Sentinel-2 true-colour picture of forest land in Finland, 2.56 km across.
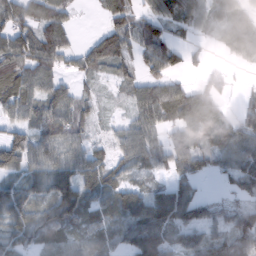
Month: February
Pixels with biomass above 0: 81%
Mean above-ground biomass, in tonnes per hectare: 62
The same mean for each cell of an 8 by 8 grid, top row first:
85 87 9 65 55 69 55 55
100 107 42 99 73 53 18 67
90 67 31 34 57 33 26 6
59 75 53 11 71 80 81 30
83 72 55 39 87 70 56 76
52 75 88 53 30 46 35 72
80 60 80 69 98 121 44 63
62 44 38 40 117 50 67 93
